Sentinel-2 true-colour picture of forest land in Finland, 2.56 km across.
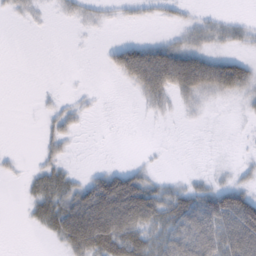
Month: February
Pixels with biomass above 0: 47%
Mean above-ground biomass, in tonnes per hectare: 33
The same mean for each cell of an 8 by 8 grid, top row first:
11 6 19 10 11 12 13 6
0 0 1 22 53 52 33 16
0 0 0 7 91 98 97 71
0 12 15 0 9 13 9 7
0 22 3 0 1 0 0 2
7 42 16 53 36 6 11 11
1 53 95 128 102 65 95 113
0 11 101 97 62 76 94 122
